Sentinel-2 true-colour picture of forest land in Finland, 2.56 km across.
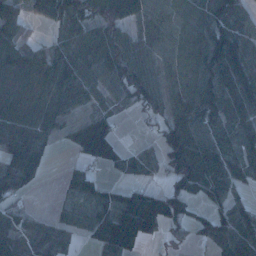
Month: January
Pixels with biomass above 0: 77%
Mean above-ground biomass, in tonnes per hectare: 64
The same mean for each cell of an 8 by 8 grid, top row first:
62 59 96 81 61 74 86 56
71 47 80 108 58 68 106 68
40 62 73 70 82 56 105 97
66 43 26 44 44 81 81 70
82 34 68 75 18 135 88 75
93 14 58 12 30 95 106 63
39 7 40 65 112 68 50 48
46 40 19 75 55 24 41 81
